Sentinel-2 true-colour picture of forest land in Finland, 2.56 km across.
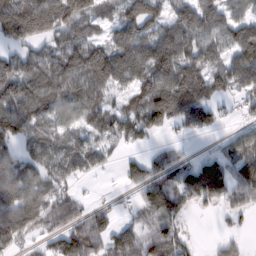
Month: February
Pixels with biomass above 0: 77%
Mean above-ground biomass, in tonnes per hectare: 84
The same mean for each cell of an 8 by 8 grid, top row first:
141 118 100 53 109 70 96 63
66 63 120 106 111 126 85 102
120 116 97 108 105 172 113 100
134 95 83 77 126 129 86 28
76 87 73 48 29 21 4 80
137 83 40 4 82 82 138 96
159 112 67 23 66 96 28 52
76 46 112 86 75 68 8 26
